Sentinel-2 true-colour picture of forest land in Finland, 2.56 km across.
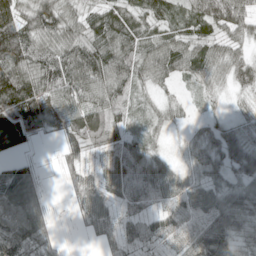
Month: May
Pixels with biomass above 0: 88%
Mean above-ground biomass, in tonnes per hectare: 57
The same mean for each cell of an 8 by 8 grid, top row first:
80 94 45 56 47 49 73 71
122 78 77 72 59 64 53 37
131 95 103 87 50 30 45 47
121 73 94 69 30 24 12 21
69 5 60 61 47 8 40 45
80 6 40 74 78 51 34 39
101 31 38 39 40 58 67 66
83 42 2 31 41 45 101 46
